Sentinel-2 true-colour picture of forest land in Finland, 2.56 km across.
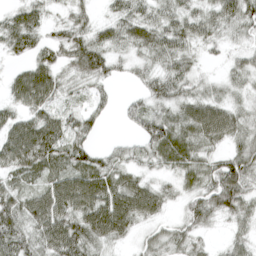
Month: April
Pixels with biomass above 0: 86%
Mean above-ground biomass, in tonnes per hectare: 52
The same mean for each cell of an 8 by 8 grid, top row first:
44 27 31 33 50 51 48 74
49 48 76 54 56 57 25 25
47 75 40 33 40 63 22 30
44 58 36 18 55 48 80 36
93 90 51 13 52 79 46 42
51 56 73 62 37 40 57 82
61 94 79 87 81 18 59 57
76 79 76 46 26 43 18 33
